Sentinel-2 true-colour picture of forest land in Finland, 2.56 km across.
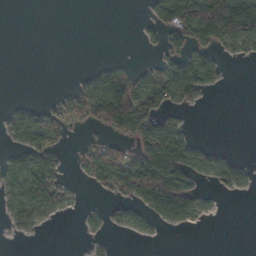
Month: November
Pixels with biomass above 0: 40%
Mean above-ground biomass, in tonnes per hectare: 44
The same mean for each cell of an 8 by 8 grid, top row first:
0 0 0 0 8 115 205 209
0 0 0 0 6 38 62 37
0 0 27 85 46 101 57 0
22 37 47 159 100 26 1 0
22 48 12 46 110 134 17 0
61 82 14 78 173 174 44 35
50 50 9 25 52 127 19 0
5 0 1 4 5 0 0 0
